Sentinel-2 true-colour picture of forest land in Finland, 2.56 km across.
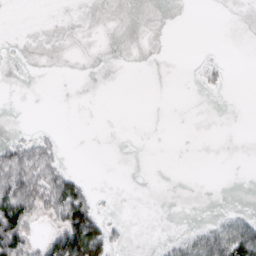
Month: March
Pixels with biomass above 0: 17%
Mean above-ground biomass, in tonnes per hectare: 13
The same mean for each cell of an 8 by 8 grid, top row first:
0 0 0 0 0 0 0 0
1 0 0 0 0 0 0 0
1 0 0 0 0 0 8 0
0 0 0 0 0 0 0 0
31 23 0 0 0 0 0 0
84 66 16 0 0 0 0 0
99 51 82 2 0 0 0 3
91 34 120 36 0 10 40 66
